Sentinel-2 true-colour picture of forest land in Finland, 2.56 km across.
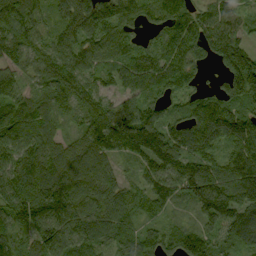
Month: September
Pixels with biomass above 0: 94%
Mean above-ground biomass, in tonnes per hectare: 109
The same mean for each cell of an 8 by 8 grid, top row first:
170 67 142 120 83 124 88 58
123 115 112 92 67 132 105 119
74 118 125 68 101 101 30 201
123 76 100 117 118 64 128 116
110 88 59 118 162 142 103 114
124 147 101 58 82 167 159 149
135 159 100 91 73 54 161 168
79 129 113 67 90 100 104 96
